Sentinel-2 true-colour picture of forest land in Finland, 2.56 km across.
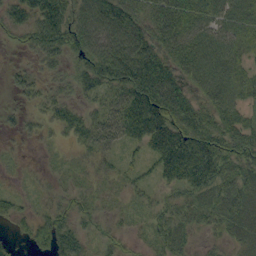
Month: September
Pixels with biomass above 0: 82%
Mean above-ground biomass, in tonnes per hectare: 49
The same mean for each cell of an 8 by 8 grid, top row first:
47 72 84 109 65 91 78 77
18 61 68 109 86 79 86 58
29 25 40 65 86 67 81 62
20 31 32 49 89 79 53 47
8 9 31 35 44 87 79 61
7 11 16 22 18 60 75 46
28 25 31 15 15 37 46 59
20 62 46 22 12 35 19 40
